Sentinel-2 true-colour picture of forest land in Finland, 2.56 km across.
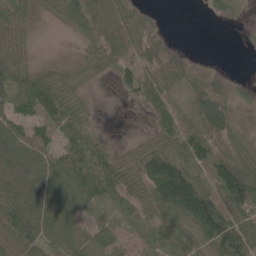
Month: May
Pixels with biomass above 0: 79%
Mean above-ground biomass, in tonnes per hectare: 54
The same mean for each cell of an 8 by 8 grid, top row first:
48 13 67 43 29 0 11 15
22 0 17 71 57 17 0 2
69 62 34 23 78 57 37 14
60 66 47 1 19 59 112 32
71 58 86 27 45 59 76 34
80 74 96 86 93 160 54 127
127 59 50 18 48 121 131 83
62 62 31 37 16 62 73 85
